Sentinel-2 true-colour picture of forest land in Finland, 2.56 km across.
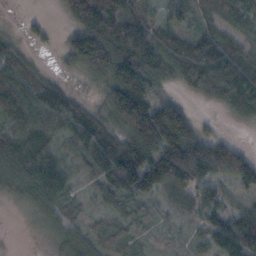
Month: October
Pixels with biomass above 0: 88%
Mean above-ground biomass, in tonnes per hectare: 91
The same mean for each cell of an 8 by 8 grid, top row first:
2 11 127 139 88 55 78 105
48 13 173 174 152 100 125 74
99 49 25 163 185 58 137 139
99 89 95 113 232 153 7 63
91 62 68 137 221 229 121 33
83 91 25 61 200 217 139 135
8 52 29 27 51 45 87 59
1 18 61 58 22 18 73 161
